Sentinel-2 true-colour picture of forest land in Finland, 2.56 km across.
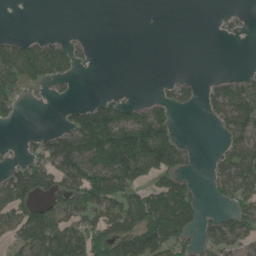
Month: June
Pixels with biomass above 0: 47%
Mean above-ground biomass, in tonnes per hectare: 59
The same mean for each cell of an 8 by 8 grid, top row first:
0 0 0 0 0 0 0 8
80 81 25 0 0 0 0 0
88 64 10 0 0 31 11 32
33 0 63 100 63 43 21 93
7 76 141 175 175 94 0 73
109 95 115 146 90 100 25 106
118 68 79 91 126 170 15 62
49 88 90 101 138 100 54 69
